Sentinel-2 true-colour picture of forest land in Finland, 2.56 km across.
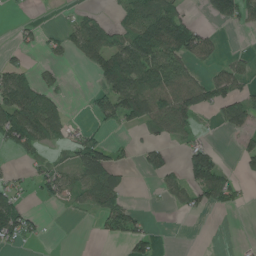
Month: June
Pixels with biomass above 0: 44%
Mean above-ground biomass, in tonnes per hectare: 47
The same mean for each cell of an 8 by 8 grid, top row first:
5 0 33 21 101 78 40 72
23 20 73 83 123 101 53 5
68 22 0 116 113 97 54 51
100 87 1 76 103 101 33 74
56 40 63 39 28 24 36 25
20 50 62 64 20 26 114 30
80 8 20 61 10 11 32 15
51 9 0 22 49 0 0 2
